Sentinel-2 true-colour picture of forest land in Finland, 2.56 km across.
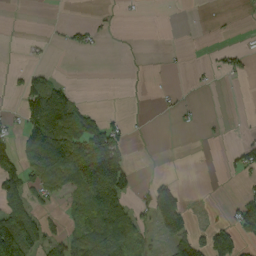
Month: September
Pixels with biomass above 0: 32%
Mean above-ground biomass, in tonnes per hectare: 36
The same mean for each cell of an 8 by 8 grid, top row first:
0 0 0 6 2 0 1 3
1 6 19 1 1 2 3 16
10 55 0 0 2 1 6 10
13 148 63 6 1 12 1 0
46 155 94 101 0 0 3 20
69 81 98 165 2 5 0 23
101 16 38 114 29 91 6 49
153 48 63 131 39 56 67 65
